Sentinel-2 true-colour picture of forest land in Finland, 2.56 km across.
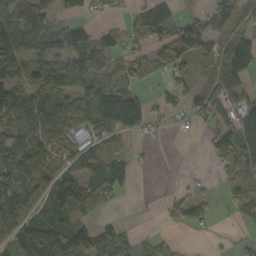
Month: October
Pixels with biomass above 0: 63%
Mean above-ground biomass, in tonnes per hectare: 55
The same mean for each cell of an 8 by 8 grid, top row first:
73 48 15 8 77 39 69 50
86 73 111 51 43 77 52 127
67 71 73 64 31 45 25 75
85 90 56 130 83 24 63 84
77 74 61 23 4 0 30 139
64 52 63 66 1 3 5 89
54 63 61 14 0 35 35 52
63 95 86 74 22 17 5 11
